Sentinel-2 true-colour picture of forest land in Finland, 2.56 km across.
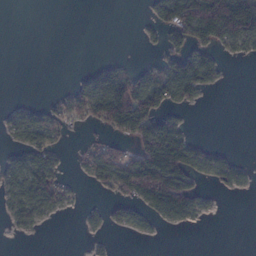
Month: February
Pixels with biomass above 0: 40%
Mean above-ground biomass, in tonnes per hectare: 44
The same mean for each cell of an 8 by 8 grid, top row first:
0 0 0 0 8 115 205 209
0 0 0 0 6 38 62 37
0 0 27 85 46 101 57 0
22 37 47 159 100 26 1 0
22 48 12 46 110 134 17 0
61 82 14 78 173 174 44 35
50 50 9 25 52 127 19 0
5 0 1 4 5 0 0 0
